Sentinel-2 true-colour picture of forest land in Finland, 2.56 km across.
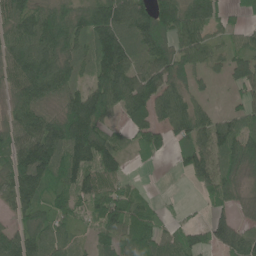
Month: June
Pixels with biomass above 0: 81%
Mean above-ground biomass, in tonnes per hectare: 79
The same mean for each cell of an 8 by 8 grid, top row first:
88 93 83 113 97 112 78 25
90 116 70 157 93 85 64 52
81 125 48 135 87 75 27 59
67 70 128 63 89 103 42 50
88 164 146 67 58 46 108 126
117 114 111 76 4 10 78 66
67 63 45 102 60 8 32 34
92 85 26 66 87 71 56 91
